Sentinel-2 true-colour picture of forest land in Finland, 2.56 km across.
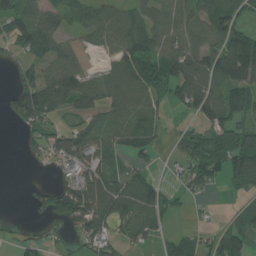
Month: July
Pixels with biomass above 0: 68%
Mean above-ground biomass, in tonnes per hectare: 74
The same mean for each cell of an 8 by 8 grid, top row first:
98 83 81 83 65 56 89 78
62 122 57 67 100 84 105 152
45 95 114 78 125 111 119 140
86 117 71 65 69 22 110 103
2 76 106 58 77 27 96 107
0 5 96 81 56 22 92 99
0 82 169 126 108 30 5 35
23 26 42 65 61 28 36 81
